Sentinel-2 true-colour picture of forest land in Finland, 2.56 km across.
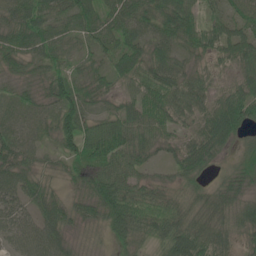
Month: June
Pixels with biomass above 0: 95%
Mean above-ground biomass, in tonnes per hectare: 56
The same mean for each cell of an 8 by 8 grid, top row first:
63 56 72 63 63 77 32 53
61 66 33 52 51 48 54 79
28 56 52 41 69 65 46 50
33 37 78 46 84 78 61 89
44 22 106 157 74 38 74 33
63 24 43 88 39 35 25 44
55 48 33 86 72 50 54 52
45 71 12 40 38 89 75 33
